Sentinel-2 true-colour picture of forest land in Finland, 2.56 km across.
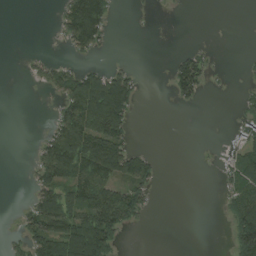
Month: August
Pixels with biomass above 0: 36%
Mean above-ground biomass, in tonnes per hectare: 45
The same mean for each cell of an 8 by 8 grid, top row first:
0 1 172 43 2 3 0 0
0 2 67 8 0 5 11 0
0 51 103 109 10 74 33 5
0 5 157 179 2 3 0 22
0 66 145 115 2 0 2 42
0 86 111 101 73 0 0 103
7 112 111 127 43 0 0 81
21 136 174 69 0 0 0 96
